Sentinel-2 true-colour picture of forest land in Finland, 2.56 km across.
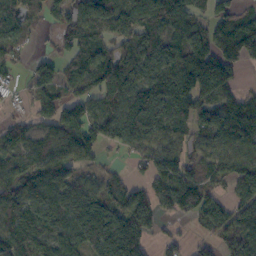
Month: October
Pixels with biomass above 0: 80%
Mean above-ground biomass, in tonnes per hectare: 97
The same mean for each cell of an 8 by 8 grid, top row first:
97 54 101 100 97 113 87 74
69 12 95 81 98 125 124 167
35 78 77 158 137 157 189 41
16 84 88 87 172 123 108 93
88 87 115 72 99 72 75 96
109 107 53 35 55 119 75 92
133 106 141 127 115 80 94 98
107 97 108 208 111 42 36 129
